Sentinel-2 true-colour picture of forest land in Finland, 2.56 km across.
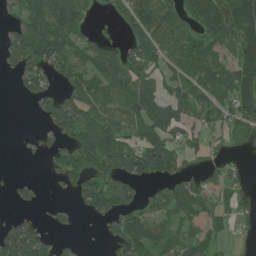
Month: July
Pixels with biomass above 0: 64%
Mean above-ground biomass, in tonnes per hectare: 68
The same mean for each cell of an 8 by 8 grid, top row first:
45 133 80 17 93 73 110 147
99 119 60 42 92 83 71 112
40 71 78 109 74 65 89 142
0 70 119 77 98 60 63 95
2 31 114 127 86 50 33 42
6 16 96 87 77 73 42 20
17 11 33 82 48 70 55 37
144 40 10 50 93 62 57 9
